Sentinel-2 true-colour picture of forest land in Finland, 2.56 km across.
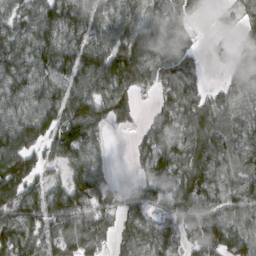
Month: March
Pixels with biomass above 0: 85%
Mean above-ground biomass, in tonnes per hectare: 86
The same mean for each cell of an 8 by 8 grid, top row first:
78 105 102 79 70 64 11 47
111 125 118 103 102 90 24 80
109 67 92 133 63 101 20 64
75 101 128 84 13 101 104 75
140 91 112 9 53 95 122 89
132 51 95 21 51 111 111 94
114 115 105 57 73 87 91 83
126 85 116 45 87 64 110 102
